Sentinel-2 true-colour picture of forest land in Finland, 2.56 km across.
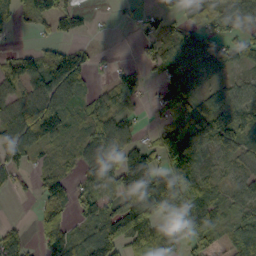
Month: October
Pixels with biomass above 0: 70%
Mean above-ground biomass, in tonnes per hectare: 65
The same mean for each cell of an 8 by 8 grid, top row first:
51 72 40 3 26 57 94 58
20 28 32 3 29 57 51 61
67 104 70 39 29 88 33 24
80 140 34 54 13 48 83 63
103 60 47 97 42 160 86 70
34 31 36 70 167 190 34 34
0 70 53 62 134 150 71 42
73 69 58 122 130 58 83 75
